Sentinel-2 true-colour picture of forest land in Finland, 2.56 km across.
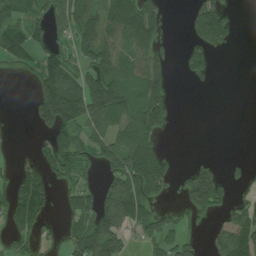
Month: July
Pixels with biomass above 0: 51%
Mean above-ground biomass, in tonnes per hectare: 77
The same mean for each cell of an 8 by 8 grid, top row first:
90 86 141 132 169 1 141 7
108 53 102 115 110 14 97 3
4 140 131 178 118 9 10 0
0 147 176 181 166 13 0 0
1 69 98 127 133 0 0 0
48 54 53 81 144 42 137 22
77 40 72 129 74 43 118 62
50 24 130 149 52 64 28 160
